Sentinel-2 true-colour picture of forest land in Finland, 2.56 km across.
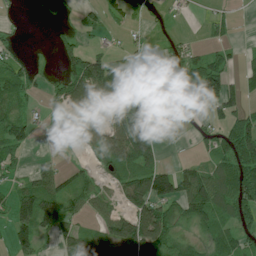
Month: July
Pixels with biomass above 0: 56%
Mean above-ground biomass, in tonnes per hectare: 58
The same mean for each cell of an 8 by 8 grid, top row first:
4 65 27 24 21 4 15 3
15 10 52 22 21 21 28 9
77 16 142 158 34 121 122 36
47 41 56 86 122 9 25 47
73 16 35 96 106 0 35 123
29 47 37 51 98 91 61 125
84 127 39 45 105 80 108 86
51 16 60 91 168 69 50 54
